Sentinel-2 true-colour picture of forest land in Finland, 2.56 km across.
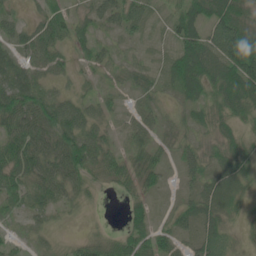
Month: June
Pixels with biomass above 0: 84%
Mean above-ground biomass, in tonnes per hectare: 44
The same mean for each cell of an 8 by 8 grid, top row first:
23 47 27 40 42 49 85 66
39 61 23 17 6 46 81 119
60 35 19 14 24 57 77 119
81 70 53 23 29 20 45 54
66 60 82 27 30 30 25 41
67 62 54 44 56 15 39 47
33 39 24 1 45 23 48 22
17 20 24 35 64 41 47 16
